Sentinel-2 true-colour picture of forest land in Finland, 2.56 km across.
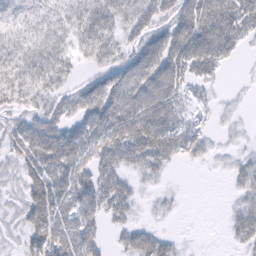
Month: February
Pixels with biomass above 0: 77%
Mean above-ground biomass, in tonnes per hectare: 38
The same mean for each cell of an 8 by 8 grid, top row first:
32 35 41 43 39 51 73 61
37 41 26 35 54 64 69 22
35 38 21 57 69 56 26 2
24 42 46 67 72 41 8 5
33 67 54 63 66 52 20 7
22 64 52 43 23 2 2 29
19 69 54 40 8 8 0 28
14 66 62 11 49 15 1 32
